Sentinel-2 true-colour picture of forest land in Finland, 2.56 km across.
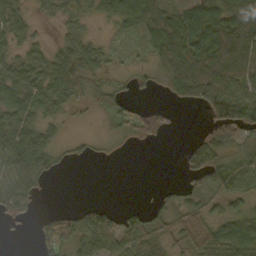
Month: October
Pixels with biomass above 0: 69%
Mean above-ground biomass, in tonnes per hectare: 45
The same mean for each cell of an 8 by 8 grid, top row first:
39 16 33 40 73 62 75 86
27 23 55 17 26 95 93 110
52 54 77 22 13 68 109 72
64 42 11 35 26 13 53 95
90 48 12 11 19 1 58 52
72 29 0 0 0 3 77 59
53 5 19 11 20 38 35 25
3 50 67 61 70 36 70 87
